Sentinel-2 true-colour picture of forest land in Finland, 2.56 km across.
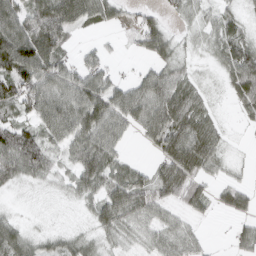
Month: March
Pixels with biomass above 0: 78%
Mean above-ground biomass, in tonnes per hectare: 47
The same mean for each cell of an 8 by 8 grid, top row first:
72 101 75 40 28 17 22 29
110 96 17 8 38 31 20 53
90 78 71 39 50 56 8 67
42 66 78 76 75 81 32 18
94 49 58 51 20 88 71 3
49 31 60 56 33 80 34 9
6 4 14 72 55 33 26 33
54 29 35 29 32 46 12 34
